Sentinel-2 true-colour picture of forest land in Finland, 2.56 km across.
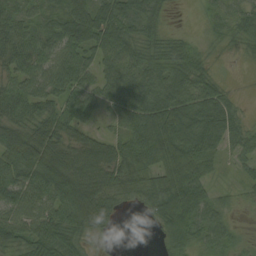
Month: August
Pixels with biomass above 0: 86%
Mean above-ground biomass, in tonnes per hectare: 56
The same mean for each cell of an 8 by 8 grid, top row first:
49 40 88 81 63 4 18 36
57 54 75 75 53 42 18 19
54 68 57 56 80 87 49 2
61 44 58 39 84 99 96 29
103 84 51 46 79 101 82 40
72 85 77 62 48 91 40 18
74 63 95 45 29 98 61 10
60 76 42 5 0 49 49 22
